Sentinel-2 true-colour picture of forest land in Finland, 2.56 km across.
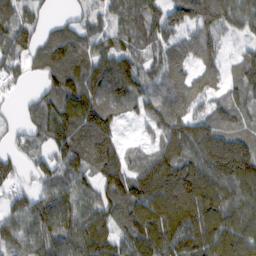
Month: February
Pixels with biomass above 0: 87%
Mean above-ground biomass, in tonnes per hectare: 100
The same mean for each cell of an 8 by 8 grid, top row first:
90 31 39 68 104 100 112 91
88 122 96 83 76 92 95 31
42 73 130 167 85 91 74 87
18 92 148 90 55 108 65 77
29 68 126 107 32 134 138 127
57 88 97 129 161 179 156 167
74 105 89 95 143 160 143 119
73 100 117 88 132 135 147 139
